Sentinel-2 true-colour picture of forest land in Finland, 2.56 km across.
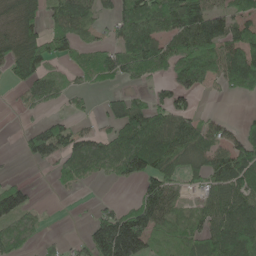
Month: May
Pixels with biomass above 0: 64%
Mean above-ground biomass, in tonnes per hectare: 70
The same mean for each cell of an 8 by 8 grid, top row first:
65 51 94 54 103 131 119 51
89 116 46 55 124 92 95 90
49 71 22 41 43 86 62 79
10 23 20 46 83 83 13 7
6 100 85 86 125 105 78 78
11 11 55 42 99 60 84 112
119 5 1 46 106 54 69 109
82 11 20 201 118 61 82 129
